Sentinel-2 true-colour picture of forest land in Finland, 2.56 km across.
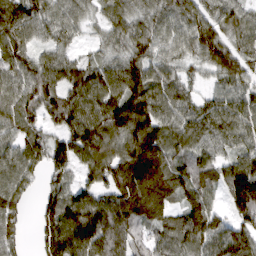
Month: March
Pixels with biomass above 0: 90%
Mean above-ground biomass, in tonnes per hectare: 90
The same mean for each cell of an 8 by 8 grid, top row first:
118 90 61 73 72 84 79 81
97 66 30 61 82 70 108 82
87 103 93 104 111 71 34 85
86 76 111 122 129 94 81 97
72 68 124 93 124 82 82 74
95 54 47 83 146 92 66 146
71 66 119 124 123 59 65 145
58 67 131 140 76 108 102 127
